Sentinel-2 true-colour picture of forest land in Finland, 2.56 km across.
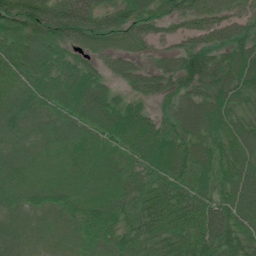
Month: July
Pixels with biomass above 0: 97%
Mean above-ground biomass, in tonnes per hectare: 64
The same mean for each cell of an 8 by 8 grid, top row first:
94 98 107 72 82 69 67 53
72 77 42 35 38 43 76 70
47 71 79 35 50 62 88 75
52 50 73 80 50 52 80 54
37 40 64 78 87 78 72 70
42 33 51 64 66 77 85 91
37 44 53 62 71 70 83 85
42 30 48 52 63 65 81 86
